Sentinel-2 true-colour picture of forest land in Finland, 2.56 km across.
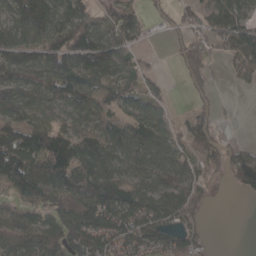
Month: April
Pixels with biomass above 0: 73%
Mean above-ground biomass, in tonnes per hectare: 80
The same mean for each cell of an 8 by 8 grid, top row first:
80 117 104 67 37 49 70 79
100 117 184 129 20 50 73 146
117 123 118 69 54 14 67 44
103 70 80 73 71 17 58 5
153 135 98 93 106 58 85 28
120 145 86 80 74 90 52 114
56 83 84 125 101 99 34 0
66 94 101 98 94 75 16 0
